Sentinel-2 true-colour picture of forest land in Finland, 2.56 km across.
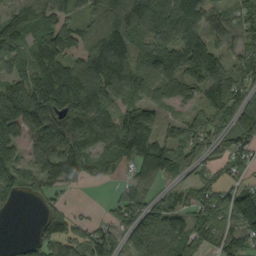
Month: September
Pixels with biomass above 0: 83%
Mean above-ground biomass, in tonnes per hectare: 89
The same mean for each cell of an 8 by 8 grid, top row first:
79 99 48 108 110 121 82 69
62 135 87 147 99 123 135 72
86 104 136 139 96 105 129 66
162 110 127 97 77 28 80 103
80 145 141 110 137 88 72 85
86 80 71 32 106 61 38 37
22 36 8 36 98 72 100 175
8 74 57 65 74 107 81 70
